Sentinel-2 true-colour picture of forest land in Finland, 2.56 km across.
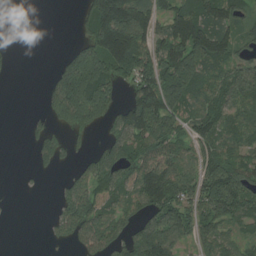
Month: August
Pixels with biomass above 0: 66%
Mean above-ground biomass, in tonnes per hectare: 85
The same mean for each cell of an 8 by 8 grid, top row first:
2 0 37 235 140 111 119 45
3 0 71 202 132 128 144 44
2 34 258 153 119 180 80 93
0 45 185 85 153 108 89 69
0 78 14 86 120 95 85 69
1 11 59 121 126 110 125 104
1 5 136 91 74 105 116 102
0 15 105 98 122 89 71 59
